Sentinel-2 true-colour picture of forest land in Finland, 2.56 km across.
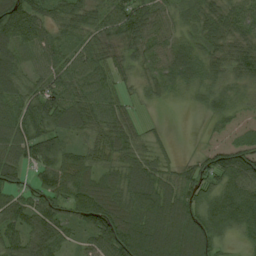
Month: August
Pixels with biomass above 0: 91%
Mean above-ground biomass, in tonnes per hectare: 70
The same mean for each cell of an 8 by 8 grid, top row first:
135 60 70 83 95 42 64 74
80 72 55 53 70 55 48 63
66 70 75 52 35 54 44 54
70 94 84 58 10 2 32 59
86 78 40 75 41 8 60 113
46 80 69 59 89 57 82 131
74 76 89 103 101 95 78 126
70 92 35 106 96 105 86 23
